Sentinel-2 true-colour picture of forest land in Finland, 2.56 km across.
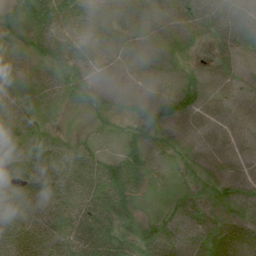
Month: July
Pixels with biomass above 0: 89%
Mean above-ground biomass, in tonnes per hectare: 46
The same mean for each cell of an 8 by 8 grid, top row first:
43 64 44 69 57 63 59 47
20 41 41 67 67 44 16 41
17 41 46 67 61 39 19 20
47 25 19 32 47 73 32 31
30 49 38 12 40 49 24 33
44 67 61 77 37 20 44 55
34 52 60 70 18 47 38 48
46 54 67 57 63 63 57 63
